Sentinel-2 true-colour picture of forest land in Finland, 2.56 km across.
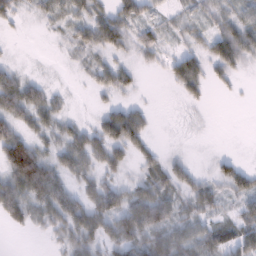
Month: February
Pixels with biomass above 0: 72%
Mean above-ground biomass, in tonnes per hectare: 36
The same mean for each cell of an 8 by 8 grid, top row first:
21 27 31 50 34 16 29 41
1 1 27 44 33 15 36 70
46 9 3 43 4 43 39 10
59 42 3 41 27 1 3 0
102 25 51 66 35 1 1 0
106 91 42 24 27 43 18 47
76 55 64 73 101 40 35 26
0 8 48 52 48 51 49 54
